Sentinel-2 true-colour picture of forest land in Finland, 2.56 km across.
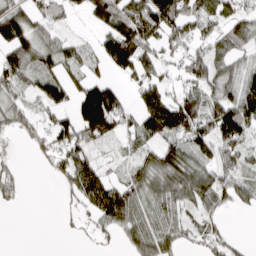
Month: March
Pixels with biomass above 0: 70%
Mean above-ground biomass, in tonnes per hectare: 65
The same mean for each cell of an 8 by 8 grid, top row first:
86 47 18 114 121 123 68 49
92 61 32 101 88 51 58 69
55 59 45 46 74 27 86 87
43 36 126 167 112 155 98 144
7 47 91 28 56 62 70 89
46 13 95 30 65 96 77 76
12 0 24 149 64 73 48 35
0 0 7 20 103 68 54 19
